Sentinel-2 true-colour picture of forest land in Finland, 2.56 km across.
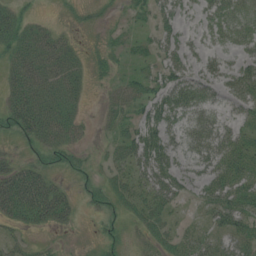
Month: July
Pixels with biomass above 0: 67%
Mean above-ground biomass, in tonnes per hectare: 33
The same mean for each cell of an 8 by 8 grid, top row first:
26 4 11 10 23 37 30 32
39 52 12 22 20 44 19 25
37 51 26 17 31 55 36 48
47 54 19 24 38 58 35 28
15 44 21 21 64 37 48 41
47 35 21 27 49 49 43 54
57 73 17 26 38 22 43 58
19 7 3 18 19 33 30 44
